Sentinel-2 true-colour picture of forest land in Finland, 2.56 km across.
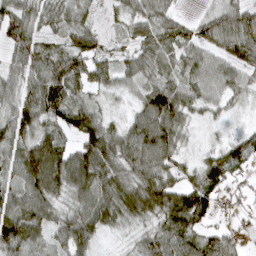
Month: April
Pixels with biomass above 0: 88%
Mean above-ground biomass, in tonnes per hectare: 64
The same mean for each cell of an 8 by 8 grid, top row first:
84 45 44 17 58 29 39 83
68 52 80 27 50 50 50 92
52 96 92 54 49 42 71 41
75 90 84 20 79 101 32 12
65 94 75 83 89 59 14 52
54 133 106 85 85 46 74 26
83 70 74 88 98 112 75 24
102 44 88 9 49 71 73 37
